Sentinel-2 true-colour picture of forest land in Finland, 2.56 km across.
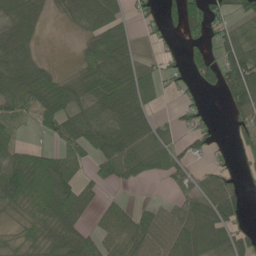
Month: May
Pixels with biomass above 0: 66%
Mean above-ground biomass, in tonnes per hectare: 55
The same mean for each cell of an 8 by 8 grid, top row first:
60 21 62 57 27 54 93 35
68 2 23 88 8 18 56 70
86 66 48 89 58 34 54 92
43 74 65 77 52 19 19 45
40 19 62 95 70 38 36 31
116 132 50 55 38 44 39 29
47 101 90 36 26 43 72 52
31 65 84 53 73 65 62 59
